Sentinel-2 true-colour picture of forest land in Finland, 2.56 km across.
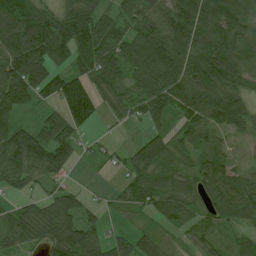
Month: July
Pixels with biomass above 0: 85%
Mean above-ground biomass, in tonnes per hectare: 77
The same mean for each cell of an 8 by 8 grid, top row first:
114 85 112 61 96 114 117 102
113 112 91 95 106 119 111 83
124 90 98 78 87 119 131 75
77 39 143 36 80 68 102 67
122 104 38 17 56 55 67 17
85 59 3 15 83 56 79 54
48 86 68 21 60 76 59 91
76 76 94 49 48 30 44 34
